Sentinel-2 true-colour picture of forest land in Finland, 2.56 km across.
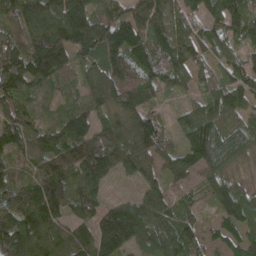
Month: April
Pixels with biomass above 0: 93%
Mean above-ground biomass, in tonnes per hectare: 97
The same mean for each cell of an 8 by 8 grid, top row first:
123 166 153 109 116 106 86 98
107 191 140 167 115 114 83 76
124 85 51 133 113 82 58 94
97 27 73 75 99 31 91 83
97 89 105 100 116 51 162 133
60 108 106 59 63 57 79 47
104 147 82 72 110 73 36 115
148 112 94 132 92 107 33 68
